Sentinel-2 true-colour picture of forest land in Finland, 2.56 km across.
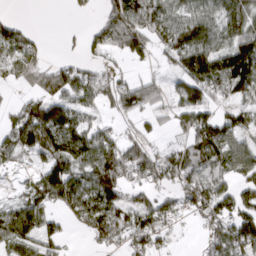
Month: March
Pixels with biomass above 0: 67%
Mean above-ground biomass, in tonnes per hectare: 73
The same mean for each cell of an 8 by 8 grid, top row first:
13 0 12 78 100 71 81 110
83 20 23 70 66 111 121 137
52 78 94 65 50 43 130 112
40 116 67 42 60 61 63 56
88 124 111 74 63 36 143 80
15 120 96 127 77 87 95 70
74 58 86 102 71 45 83 83
95 66 4 55 71 13 47 104
